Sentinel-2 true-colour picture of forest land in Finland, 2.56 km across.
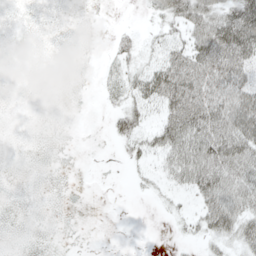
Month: May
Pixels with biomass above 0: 38%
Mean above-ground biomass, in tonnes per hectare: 23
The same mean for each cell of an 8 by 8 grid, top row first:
0 0 0 0 6 37 54 72
0 0 0 13 16 37 70 84
0 0 0 21 41 68 61 50
0 0 0 15 31 62 69 79
0 0 0 6 31 66 79 76
0 0 0 0 8 40 71 55
0 0 0 0 0 7 47 49
0 0 0 0 0 4 22 38
